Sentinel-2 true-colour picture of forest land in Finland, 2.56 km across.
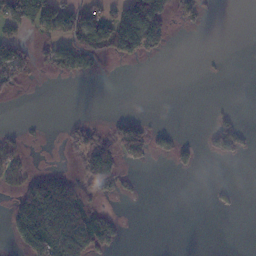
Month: November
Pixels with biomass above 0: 29%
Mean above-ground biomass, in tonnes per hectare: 38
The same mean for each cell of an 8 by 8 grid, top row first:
94 106 104 74 125 42 9 0
73 52 147 82 81 1 0 0
58 7 26 1 0 0 2 0
0 0 0 5 6 0 3 7
26 2 55 86 78 30 23 42
39 64 53 83 2 4 0 0
70 163 135 11 0 0 3 3
54 143 129 51 0 0 0 0
